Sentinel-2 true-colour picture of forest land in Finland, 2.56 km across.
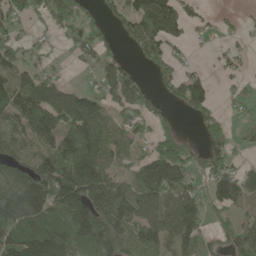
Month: May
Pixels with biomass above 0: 67%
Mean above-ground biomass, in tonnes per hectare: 82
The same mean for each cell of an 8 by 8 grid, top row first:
50 51 73 37 132 105 13 9
60 14 57 26 75 24 4 19
92 82 8 92 38 55 33 21
108 155 156 66 71 23 56 20
52 87 136 81 41 98 71 21
87 145 204 77 125 128 74 46
167 125 159 146 108 125 82 40
139 183 128 142 118 106 64 96
